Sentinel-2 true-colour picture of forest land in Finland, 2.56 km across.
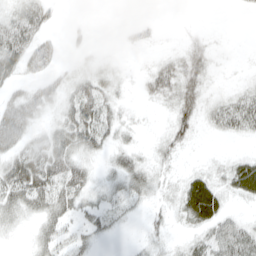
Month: April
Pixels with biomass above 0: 59%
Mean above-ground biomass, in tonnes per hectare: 23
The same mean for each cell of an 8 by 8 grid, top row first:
31 27 1 0 2 0 0 1
55 27 8 1 8 6 24 0
26 27 26 16 15 44 21 3
51 17 47 20 3 37 21 52
40 42 41 20 7 23 1 3
62 64 35 20 30 11 24 43
39 39 26 18 10 19 49 7
4 28 16 6 10 8 35 43
